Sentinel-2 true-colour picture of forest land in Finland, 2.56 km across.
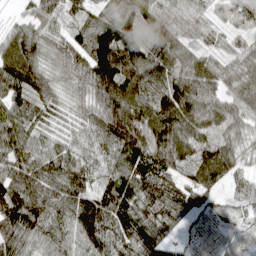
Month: April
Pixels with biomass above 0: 98%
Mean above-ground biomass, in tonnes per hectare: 99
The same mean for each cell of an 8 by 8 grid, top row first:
20 78 57 93 114 82 57 91
116 71 86 153 121 112 48 55
116 94 85 167 128 121 129 103
102 66 65 162 144 179 145 107
100 60 60 112 159 164 104 75
97 87 88 106 114 76 111 44
128 111 132 141 100 102 58 27
100 90 108 115 123 45 62 42
